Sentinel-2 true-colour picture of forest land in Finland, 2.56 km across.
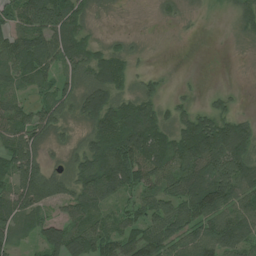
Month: July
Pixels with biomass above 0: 76%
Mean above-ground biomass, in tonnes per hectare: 70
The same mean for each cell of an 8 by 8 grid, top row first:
60 127 68 7 0 14 3 54
96 93 95 42 7 0 0 4
68 45 62 118 30 3 0 0
58 73 65 129 105 47 58 26
76 48 42 142 140 122 172 125
97 80 84 115 96 86 108 124
85 61 84 34 78 87 113 90
48 86 112 71 79 65 86 94
